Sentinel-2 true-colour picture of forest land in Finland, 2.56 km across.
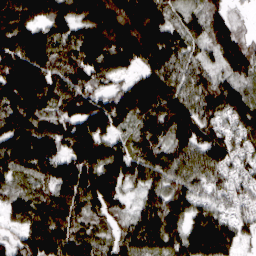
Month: March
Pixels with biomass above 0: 94%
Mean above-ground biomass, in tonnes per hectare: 115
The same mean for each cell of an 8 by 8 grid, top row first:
130 126 134 179 192 61 109 22
163 130 149 179 170 110 75 113
185 140 126 74 104 105 90 79
169 98 147 154 119 159 123 114
123 88 131 101 115 122 126 79
82 77 170 129 103 113 96 72
81 106 102 77 83 103 69 57
51 160 104 79 143 100 192 82
